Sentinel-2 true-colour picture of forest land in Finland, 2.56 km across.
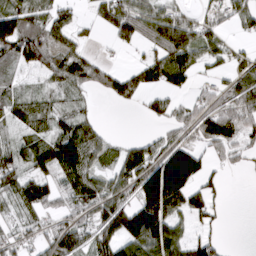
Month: March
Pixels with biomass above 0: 68%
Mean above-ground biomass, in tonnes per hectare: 63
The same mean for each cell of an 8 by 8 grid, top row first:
95 69 24 71 84 70 44 59
84 80 40 6 36 134 60 18
28 37 75 58 56 60 17 73
56 56 43 3 20 44 89 92
53 74 115 30 31 72 71 61
87 64 89 50 105 149 48 10
58 62 68 92 121 71 65 0
61 79 94 104 132 67 46 0
